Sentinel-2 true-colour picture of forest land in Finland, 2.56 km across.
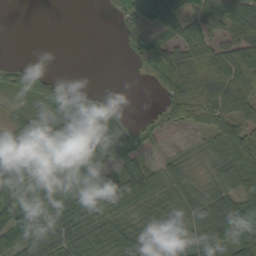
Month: September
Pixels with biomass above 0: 72%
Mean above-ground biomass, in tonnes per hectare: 52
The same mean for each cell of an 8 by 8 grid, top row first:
0 0 0 9 61 53 55 62
0 0 0 0 42 62 64 70
37 35 0 0 8 83 87 95
15 38 71 27 2 57 73 56
39 78 99 120 34 4 32 113
102 72 94 56 60 46 30 77
91 57 54 58 56 59 69 85
56 89 80 88 71 48 70 74
